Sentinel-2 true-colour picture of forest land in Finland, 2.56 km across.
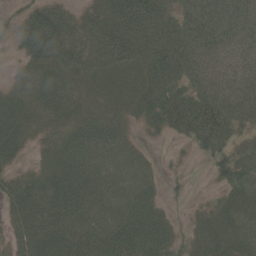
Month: May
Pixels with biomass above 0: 88%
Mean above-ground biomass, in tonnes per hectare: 37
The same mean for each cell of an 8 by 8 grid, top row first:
27 52 26 53 63 39 44 37
24 57 42 58 47 56 41 32
21 47 27 32 39 47 42 33
50 40 31 27 34 58 67 36
43 26 34 30 7 9 46 22
28 43 51 24 16 9 12 39
46 59 45 20 38 9 21 24
36 62 45 48 50 31 33 26
